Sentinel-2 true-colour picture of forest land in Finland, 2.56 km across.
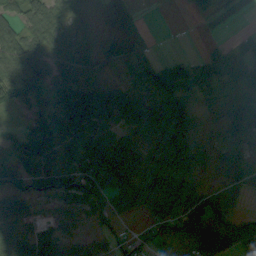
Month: September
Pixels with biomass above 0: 82%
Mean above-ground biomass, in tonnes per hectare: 61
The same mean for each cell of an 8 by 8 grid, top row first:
51 80 46 59 7 2 55 33
99 75 54 59 45 2 16 39
109 93 74 36 76 122 47 68
26 75 131 79 80 82 34 68
37 55 84 94 57 84 42 52
64 75 86 113 75 84 33 45
61 20 44 65 48 66 102 18
64 73 35 23 38 45 98 89
